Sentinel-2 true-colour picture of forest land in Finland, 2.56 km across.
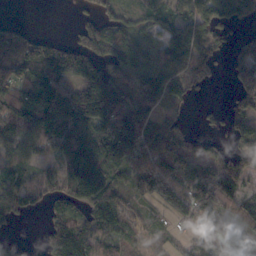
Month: October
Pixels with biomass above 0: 77%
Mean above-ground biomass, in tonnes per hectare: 100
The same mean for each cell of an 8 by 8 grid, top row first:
3 0 23 58 49 64 120 84
130 81 99 116 68 104 83 65
80 148 131 168 90 108 30 117
133 150 207 228 94 49 21 109
101 88 135 182 136 90 57 72
68 65 190 136 159 141 139 126
81 45 78 148 45 94 147 148
23 63 158 84 43 25 90 212
